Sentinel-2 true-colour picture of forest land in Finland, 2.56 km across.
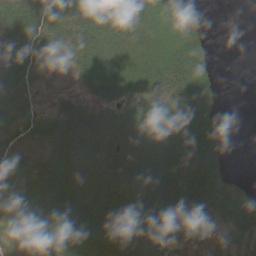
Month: June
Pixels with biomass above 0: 82%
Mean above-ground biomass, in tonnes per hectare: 42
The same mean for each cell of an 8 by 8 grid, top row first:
66 50 36 45 28 40 2 0
67 41 49 35 30 47 15 0
44 17 23 58 54 64 31 0
35 20 40 37 51 40 48 0
36 40 70 63 55 46 57 0
33 63 53 60 64 71 56 2
35 63 70 72 68 80 34 42
23 54 58 70 69 34 10 25
